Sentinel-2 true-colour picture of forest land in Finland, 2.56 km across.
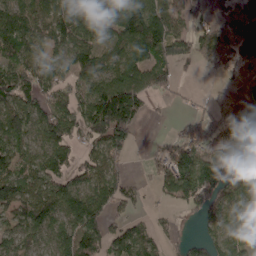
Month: April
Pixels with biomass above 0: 75%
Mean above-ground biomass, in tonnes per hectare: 84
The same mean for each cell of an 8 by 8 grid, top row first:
102 95 89 96 144 81 43 105
96 58 94 73 138 119 93 106
110 80 74 100 108 48 9 35
99 82 70 180 42 7 47 103
71 74 48 106 7 71 123 214
77 90 64 77 15 135 202 122
76 101 118 56 17 37 109 91
64 66 100 71 74 32 58 94
